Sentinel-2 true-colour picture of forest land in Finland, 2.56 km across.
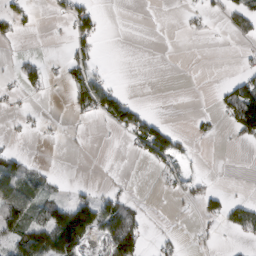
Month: March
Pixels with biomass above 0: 28%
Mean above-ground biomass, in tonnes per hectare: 32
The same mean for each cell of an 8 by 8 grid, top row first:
41 7 61 0 0 3 17 61
5 0 33 0 0 0 0 6
20 25 65 19 0 0 0 49
10 4 38 85 27 0 7 138
5 3 5 2 87 55 3 16
99 26 0 4 0 32 11 0
106 77 113 71 12 3 32 56
85 146 124 91 45 17 7 14
